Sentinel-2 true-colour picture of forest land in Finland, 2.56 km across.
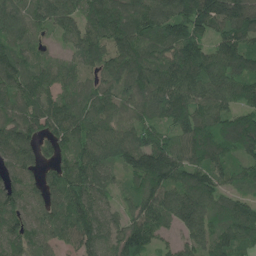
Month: June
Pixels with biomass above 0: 94%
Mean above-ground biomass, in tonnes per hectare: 119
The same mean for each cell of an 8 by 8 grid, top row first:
119 107 110 159 139 148 171 179
103 36 111 131 115 131 96 136
115 97 82 90 131 137 148 124
101 130 123 95 85 129 120 119
139 86 104 120 143 111 154 142
105 85 141 76 179 124 130 69
122 120 160 74 134 158 128 103
146 90 123 97 112 61 120 128
